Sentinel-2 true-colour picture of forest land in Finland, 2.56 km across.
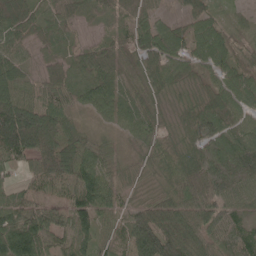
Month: May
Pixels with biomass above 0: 94%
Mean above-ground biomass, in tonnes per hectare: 63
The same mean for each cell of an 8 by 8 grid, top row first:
65 44 40 42 49 27 60 14
50 30 30 43 75 58 69 35
70 56 54 71 50 49 35 65
133 80 32 58 68 35 92 64
143 99 76 23 39 45 95 74
21 74 86 54 17 58 105 93
67 55 91 54 45 68 77 54
117 67 73 33 140 104 64 96
